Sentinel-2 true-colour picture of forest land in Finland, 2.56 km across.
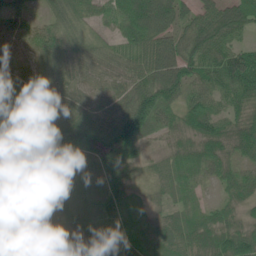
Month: June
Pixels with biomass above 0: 94%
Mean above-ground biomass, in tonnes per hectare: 66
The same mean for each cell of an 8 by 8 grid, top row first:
40 32 46 40 119 65 59 65
46 65 36 29 78 89 77 49
55 68 47 43 66 102 71 122
83 72 65 68 111 55 86 61
80 74 98 113 55 51 89 84
86 66 53 65 31 61 47 55
56 72 62 56 24 41 36 46
52 61 85 67 49 81 108 95
